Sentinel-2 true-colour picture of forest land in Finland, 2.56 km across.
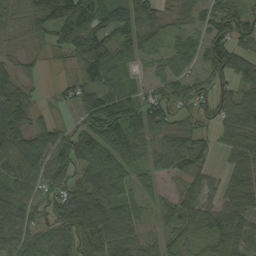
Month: September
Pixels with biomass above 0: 91%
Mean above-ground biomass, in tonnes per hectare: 73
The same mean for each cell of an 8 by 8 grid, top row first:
48 100 145 82 98 40 68 70
39 51 114 97 58 48 78 68
60 19 45 61 35 54 61 76
95 39 61 124 99 46 51 105
101 94 109 119 68 76 37 69
89 88 72 109 58 55 33 68
95 62 138 110 57 54 58 80
68 68 84 94 55 53 66 80
